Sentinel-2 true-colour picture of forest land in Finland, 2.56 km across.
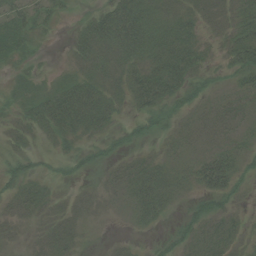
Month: August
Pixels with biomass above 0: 71%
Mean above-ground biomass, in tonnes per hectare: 30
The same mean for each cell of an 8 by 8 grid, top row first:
37 29 10 61 57 39 25 39
31 3 34 54 62 63 16 52
12 8 44 30 69 60 18 28
18 64 72 31 34 21 19 27
19 11 20 16 12 20 20 24
32 17 12 15 51 29 69 31
30 28 23 9 53 13 30 11
11 29 15 5 5 27 45 24
